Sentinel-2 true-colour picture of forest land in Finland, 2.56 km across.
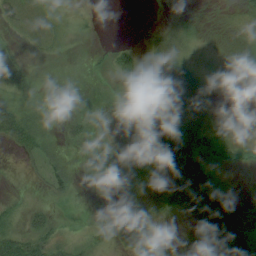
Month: August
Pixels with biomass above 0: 75%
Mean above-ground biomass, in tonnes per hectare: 21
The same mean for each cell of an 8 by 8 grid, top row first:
13 12 9 0 0 5 4 12
8 12 4 12 10 21 7 7
28 8 5 7 26 41 13 5
36 5 19 4 19 42 26 12
21 12 15 5 40 66 48 21
2 25 10 6 6 53 53 4
24 16 1 13 26 36 91 39
41 32 15 21 33 7 57 89
